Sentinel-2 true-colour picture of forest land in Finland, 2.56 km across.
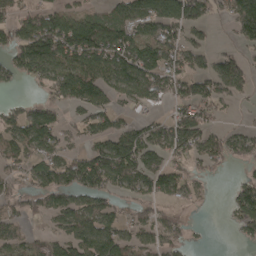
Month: April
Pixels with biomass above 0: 65%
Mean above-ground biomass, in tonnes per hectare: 80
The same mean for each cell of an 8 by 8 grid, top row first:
69 87 87 84 127 133 62 147
97 153 172 152 117 104 48 36
45 83 144 102 121 94 93 99
55 67 51 77 22 57 59 11
90 91 38 111 128 99 86 75
47 93 113 121 122 89 29 24
45 76 90 63 54 35 9 86
57 45 103 131 54 52 5 23
